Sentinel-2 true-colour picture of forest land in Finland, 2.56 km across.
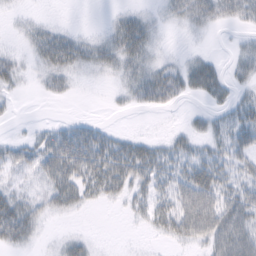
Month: February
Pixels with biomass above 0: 53%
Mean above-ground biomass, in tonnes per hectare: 18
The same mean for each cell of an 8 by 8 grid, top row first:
4 2 0 5 11 13 27 26
5 34 25 21 22 1 2 10
15 15 5 5 25 28 31 17
3 0 0 3 8 4 12 22
15 25 43 24 17 13 15 28
11 30 35 38 27 23 32 22
34 19 14 4 15 34 45 44
27 3 12 0 1 19 30 54
